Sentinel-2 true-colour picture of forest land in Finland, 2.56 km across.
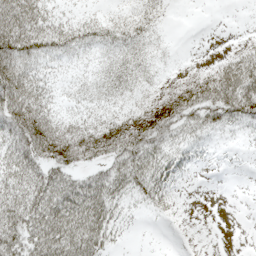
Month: May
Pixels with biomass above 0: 67%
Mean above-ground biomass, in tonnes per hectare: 34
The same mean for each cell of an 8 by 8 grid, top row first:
75 32 14 12 20 1 0 0
71 40 24 19 16 1 0 19
66 20 8 22 15 20 59 84
70 40 16 22 38 58 51 58
57 79 83 74 70 33 13 5
53 55 34 57 60 25 0 0
61 72 71 46 15 9 0 0
57 79 73 22 0 1 0 0
